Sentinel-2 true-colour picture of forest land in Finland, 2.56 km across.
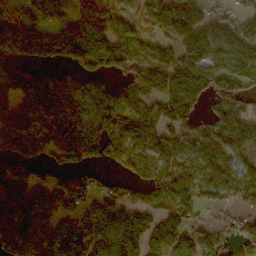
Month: November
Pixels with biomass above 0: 77%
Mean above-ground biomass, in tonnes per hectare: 72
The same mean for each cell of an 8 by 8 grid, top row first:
40 63 69 54 46 68 36 44
105 93 105 59 35 60 80 94
93 79 51 51 83 115 99 102
79 124 82 122 67 112 68 70
76 99 102 79 63 59 84 72
88 43 42 25 52 69 77 64
127 59 55 66 58 80 38 36
80 67 64 80 80 64 48 51
